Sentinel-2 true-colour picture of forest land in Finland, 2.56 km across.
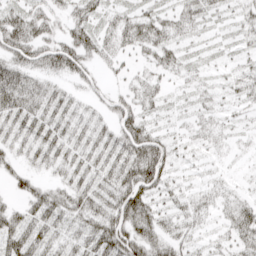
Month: April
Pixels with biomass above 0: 83%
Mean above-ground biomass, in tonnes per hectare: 35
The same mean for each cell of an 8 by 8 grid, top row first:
41 35 39 25 31 30 22 22
52 47 55 26 32 28 12 14
57 33 28 12 25 16 15 31
55 48 31 32 33 12 22 15
30 49 42 43 70 22 20 12
29 18 38 47 82 23 16 11
27 59 50 57 60 32 31 43
62 45 42 72 57 38 18 40
